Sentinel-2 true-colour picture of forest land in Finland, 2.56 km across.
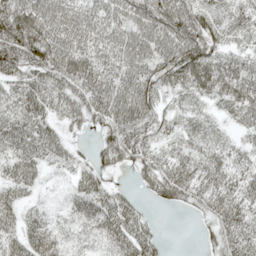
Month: May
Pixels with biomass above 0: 85%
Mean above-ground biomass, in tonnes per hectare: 50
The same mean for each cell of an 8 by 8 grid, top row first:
104 84 66 31 56 92 67 54
100 97 72 30 37 61 72 37
46 57 66 57 58 51 70 66
55 46 45 58 51 37 29 47
58 51 13 60 48 37 44 29
46 16 35 23 39 63 53 53
41 17 43 62 18 19 36 56
46 56 35 52 59 0 19 63
